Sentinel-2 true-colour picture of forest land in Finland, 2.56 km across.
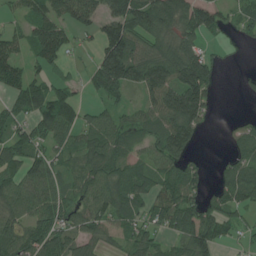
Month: July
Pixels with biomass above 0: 74%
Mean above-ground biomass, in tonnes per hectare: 78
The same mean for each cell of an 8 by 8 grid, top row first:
34 102 107 112 130 110 106 45
68 127 21 148 79 91 30 6
91 66 21 166 122 129 112 9
59 121 59 50 63 165 56 3
85 64 71 95 65 130 2 59
83 84 85 92 73 76 23 95
76 94 79 99 69 125 75 57
87 98 68 37 68 56 110 23
